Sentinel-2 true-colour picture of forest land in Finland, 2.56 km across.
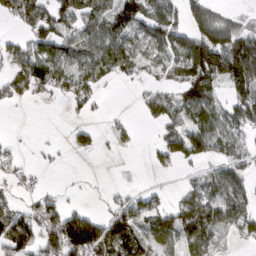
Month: March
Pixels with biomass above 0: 57%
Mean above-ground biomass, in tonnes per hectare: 60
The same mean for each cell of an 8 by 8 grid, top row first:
73 91 81 99 95 65 89 18
48 92 83 103 70 88 155 109
58 94 74 28 24 51 126 100
3 0 20 4 25 55 108 83
7 5 26 11 6 80 101 40
20 2 2 0 1 14 53 66
33 67 31 32 69 56 96 78
108 90 203 103 80 74 65 27
